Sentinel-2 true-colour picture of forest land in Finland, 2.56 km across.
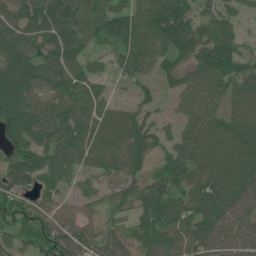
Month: July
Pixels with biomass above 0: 83%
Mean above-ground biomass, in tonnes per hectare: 70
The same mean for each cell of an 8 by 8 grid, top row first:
56 105 80 88 73 112 41 31
85 84 63 55 81 102 93 48
113 76 67 24 42 44 87 76
105 69 67 38 49 25 63 70
83 74 71 40 73 56 80 108
88 50 23 33 51 88 93 105
65 55 32 24 72 76 119 83
57 91 79 50 70 78 94 74
